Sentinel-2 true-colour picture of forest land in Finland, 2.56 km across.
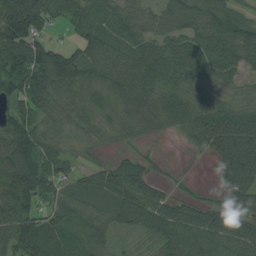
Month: August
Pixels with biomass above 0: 87%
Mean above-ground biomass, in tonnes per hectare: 77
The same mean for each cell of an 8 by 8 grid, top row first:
154 92 72 65 63 71 89 59
149 92 81 83 79 77 87 95
105 110 88 94 103 78 72 48
83 58 73 62 86 93 89 86
116 70 39 31 18 4 64 128
119 103 48 76 74 10 2 106
124 64 71 83 110 73 59 65
115 83 51 36 19 87 84 93
